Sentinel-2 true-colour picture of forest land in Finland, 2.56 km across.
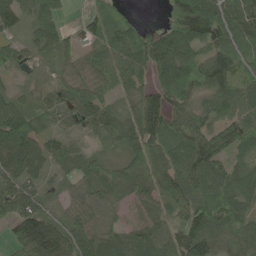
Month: May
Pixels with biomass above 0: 89%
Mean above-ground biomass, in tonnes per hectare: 80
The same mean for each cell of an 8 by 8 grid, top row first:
74 63 25 65 5 62 122 93
54 51 43 84 102 130 82 76
14 25 48 63 46 106 103 68
93 65 78 66 124 71 77 80
156 81 36 35 121 107 119 88
93 42 72 84 121 111 109 81
105 40 47 51 61 56 100 84
83 166 87 93 101 87 132 88
